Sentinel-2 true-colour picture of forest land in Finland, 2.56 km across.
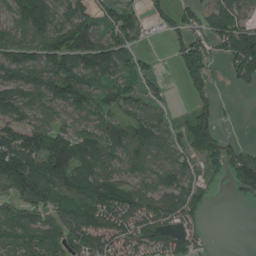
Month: July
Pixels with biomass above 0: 73%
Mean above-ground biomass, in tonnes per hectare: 80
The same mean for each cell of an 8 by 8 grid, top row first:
80 117 104 67 37 49 70 79
100 117 184 129 20 50 73 146
117 123 118 69 54 14 67 44
103 70 80 73 71 17 58 5
153 135 98 93 106 58 85 28
120 145 86 80 74 90 52 114
56 83 84 125 101 99 34 0
66 94 101 98 94 75 16 0
